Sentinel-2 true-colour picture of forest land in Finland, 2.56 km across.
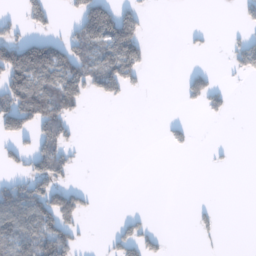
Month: January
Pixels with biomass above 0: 29%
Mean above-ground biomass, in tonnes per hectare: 44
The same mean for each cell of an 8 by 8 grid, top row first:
15 48 76 130 34 0 0 21
110 108 86 142 60 0 9 55
118 118 114 107 19 5 49 10
129 139 31 0 0 1 32 0
40 85 16 0 0 25 4 0
46 106 5 0 0 0 0 0
135 124 69 0 3 0 14 0
104 116 28 35 66 0 10 0
